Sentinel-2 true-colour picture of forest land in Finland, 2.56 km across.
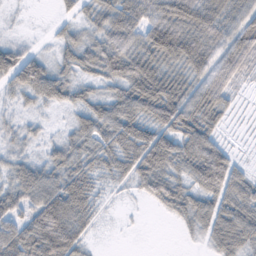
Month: February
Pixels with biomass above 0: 81%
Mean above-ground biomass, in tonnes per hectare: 50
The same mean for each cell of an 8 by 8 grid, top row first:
2 2 22 64 70 98 76 53
30 11 54 74 76 98 79 71
61 74 32 53 103 52 66 29
16 10 36 63 67 88 71 7
22 26 48 53 84 73 63 4
54 56 60 32 61 48 99 37
54 100 64 3 4 46 49 65
76 100 45 0 0 4 29 64
